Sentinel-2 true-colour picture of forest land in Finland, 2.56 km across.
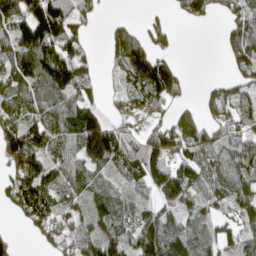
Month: April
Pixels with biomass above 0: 73%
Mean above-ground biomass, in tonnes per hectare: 81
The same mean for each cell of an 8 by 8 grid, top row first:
134 180 73 9 18 18 38 80
82 141 63 71 122 22 0 109
98 145 99 16 166 90 10 66
86 94 118 30 52 44 45 74
117 98 127 156 105 105 110 78
98 100 78 37 108 123 75 92
58 109 59 94 51 66 61 82
27 56 65 72 150 105 69 88
